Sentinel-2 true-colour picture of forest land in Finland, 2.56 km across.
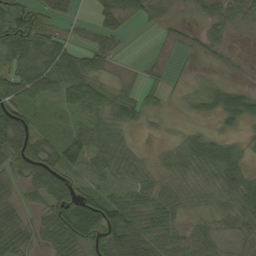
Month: September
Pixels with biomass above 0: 77%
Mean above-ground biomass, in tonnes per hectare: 36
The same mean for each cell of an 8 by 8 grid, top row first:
74 39 12 35 24 14 32 27
74 70 37 38 0 9 21 2
68 65 64 20 14 6 9 6
54 15 38 44 29 2 17 55
70 34 56 40 3 15 40 15
30 61 25 31 20 22 22 50
30 50 77 75 50 36 19 53
46 41 71 66 63 37 37 21
